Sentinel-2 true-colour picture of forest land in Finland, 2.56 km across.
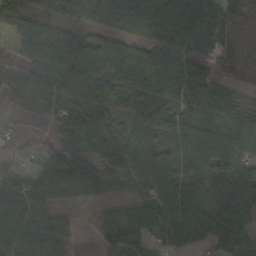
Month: October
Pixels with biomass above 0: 81%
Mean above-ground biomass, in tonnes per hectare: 67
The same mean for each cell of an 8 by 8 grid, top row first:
59 33 55 97 97 116 80 17
44 88 66 67 67 75 44 9
53 56 67 59 89 93 53 4
16 35 60 38 67 62 55 68
20 34 79 75 83 82 107 93
54 79 158 72 71 80 43 93
80 56 16 55 87 90 41 96
102 123 7 95 96 68 66 89
